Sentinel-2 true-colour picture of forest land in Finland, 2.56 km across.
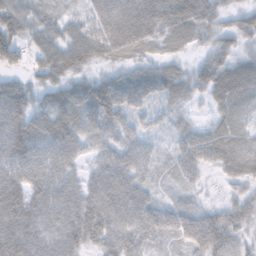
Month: November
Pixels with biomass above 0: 93%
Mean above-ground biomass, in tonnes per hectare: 56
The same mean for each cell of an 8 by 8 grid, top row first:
59 30 27 75 87 87 56 35
52 59 72 57 46 34 40 42
34 48 46 74 86 49 76 83
82 78 93 96 46 23 20 56
86 76 54 47 37 28 64 54
68 70 36 71 36 23 14 42
85 71 66 74 59 39 31 53
86 59 56 55 47 32 95 48
